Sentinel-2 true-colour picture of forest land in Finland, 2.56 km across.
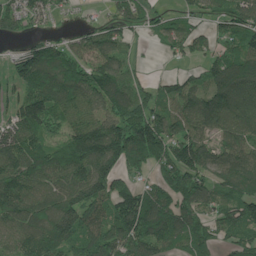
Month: June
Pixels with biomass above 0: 84%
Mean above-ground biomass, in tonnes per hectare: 115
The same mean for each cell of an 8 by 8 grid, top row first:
119 55 15 58 70 48 66 125
30 103 90 94 13 73 63 96
87 127 133 162 47 81 106 134
115 153 113 131 146 125 147 113
143 99 159 211 212 166 100 103
150 105 125 149 56 151 110 120
150 112 187 138 196 157 80 125
97 183 110 133 181 115 102 86
